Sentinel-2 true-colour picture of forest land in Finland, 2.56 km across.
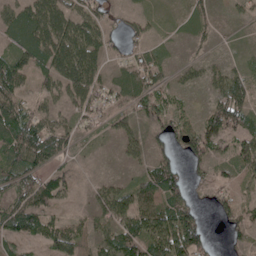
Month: May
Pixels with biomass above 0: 77%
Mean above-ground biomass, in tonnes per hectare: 47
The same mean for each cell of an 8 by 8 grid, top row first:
48 83 51 20 21 8 23 18
46 78 83 33 38 4 11 7
67 43 78 30 54 20 24 52
75 32 43 54 44 34 54 85
82 76 21 11 37 46 79 53
61 50 8 10 41 81 33 38
62 51 8 69 65 95 23 47
42 56 42 64 100 151 45 27
